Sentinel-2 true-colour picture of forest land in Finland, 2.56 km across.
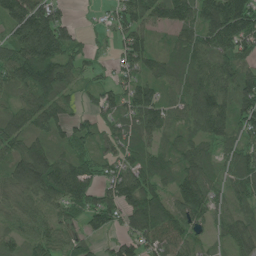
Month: June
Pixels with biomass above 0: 88%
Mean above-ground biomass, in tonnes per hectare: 81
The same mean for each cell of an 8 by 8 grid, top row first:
106 120 8 44 81 98 135 178
102 159 54 31 80 66 99 96
75 122 53 45 72 68 103 103
54 95 40 61 99 55 141 87
70 69 64 54 71 68 66 76
89 157 116 62 96 79 74 86
61 70 84 98 142 94 99 59
46 74 51 37 83 81 36 72
